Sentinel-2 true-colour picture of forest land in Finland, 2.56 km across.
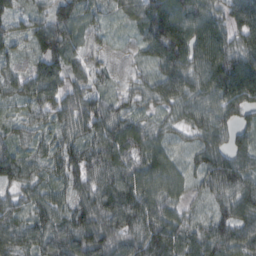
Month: February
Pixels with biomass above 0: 94%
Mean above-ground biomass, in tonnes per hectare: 71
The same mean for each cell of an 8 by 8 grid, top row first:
44 57 70 32 89 97 79 71
33 85 42 11 48 111 125 80
49 90 42 22 47 94 102 123
28 56 80 76 44 56 84 61
53 49 69 107 70 30 73 54
70 58 70 95 77 49 80 96
60 75 70 102 101 50 41 90
87 91 101 85 98 87 85 87
